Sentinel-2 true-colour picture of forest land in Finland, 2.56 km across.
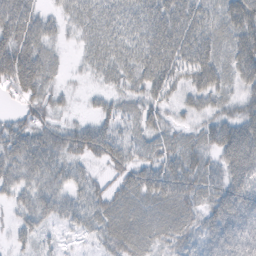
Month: February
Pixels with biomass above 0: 86%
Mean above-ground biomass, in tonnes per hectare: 46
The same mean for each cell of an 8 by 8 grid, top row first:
67 24 44 52 53 63 41 57
67 33 21 49 52 65 49 55
69 41 7 31 48 39 53 43
21 34 8 30 38 20 34 42
55 58 63 56 36 38 42 90
53 53 31 27 51 68 51 66
30 47 45 58 56 71 51 72
20 12 10 52 58 49 55 73
